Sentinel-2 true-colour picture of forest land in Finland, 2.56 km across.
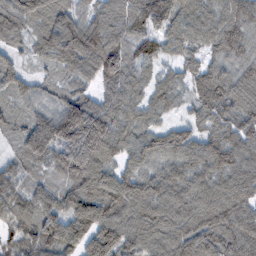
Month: February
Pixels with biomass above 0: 95%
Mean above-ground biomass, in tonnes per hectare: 92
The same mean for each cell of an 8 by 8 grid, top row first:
93 94 67 78 98 97 75 97
50 78 111 117 57 62 67 90
83 33 59 102 59 58 109 102
48 77 143 90 75 34 88 113
43 125 177 123 92 103 91 100
68 52 121 103 90 90 101 105
90 88 139 116 122 108 120 104
62 102 104 124 101 105 116 114
